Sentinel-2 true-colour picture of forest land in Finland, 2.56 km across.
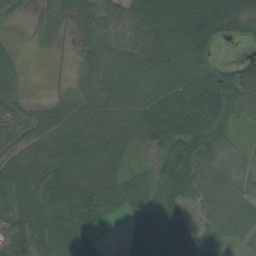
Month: August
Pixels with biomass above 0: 87%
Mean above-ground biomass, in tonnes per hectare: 64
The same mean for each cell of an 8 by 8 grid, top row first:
23 46 58 66 91 138 153 107
14 17 40 89 103 97 62 10
29 3 45 96 73 94 56 94
31 46 70 77 79 74 84 44
39 78 90 77 49 77 58 19
79 98 86 79 51 67 44 40
66 84 98 52 50 54 33 54
58 87 80 5 69 91 48 37
